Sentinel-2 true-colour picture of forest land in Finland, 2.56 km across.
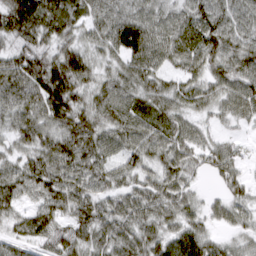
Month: March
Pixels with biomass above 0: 92%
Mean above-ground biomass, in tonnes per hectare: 75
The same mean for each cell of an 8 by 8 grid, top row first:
141 110 69 71 64 55 76 62
77 76 73 78 112 78 85 75
104 152 101 64 70 43 64 77
76 99 103 85 76 62 36 57
51 82 110 64 75 76 45 22
78 102 86 63 58 71 32 46
58 79 81 65 81 72 33 50
66 80 87 90 94 88 71 40
